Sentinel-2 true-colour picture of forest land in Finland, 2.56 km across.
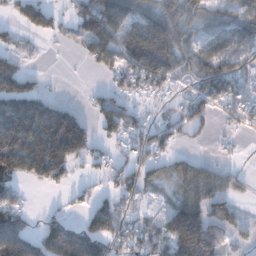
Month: December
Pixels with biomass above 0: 64%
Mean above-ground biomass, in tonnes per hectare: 76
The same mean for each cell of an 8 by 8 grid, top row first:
45 72 70 148 91 77 54 87
35 3 27 100 163 113 68 70
123 8 1 36 91 51 104 91
149 129 40 77 24 48 54 60
198 246 163 38 64 37 14 10
99 126 19 42 60 63 61 22
74 10 27 65 23 79 82 25
171 123 160 81 73 144 129 26
